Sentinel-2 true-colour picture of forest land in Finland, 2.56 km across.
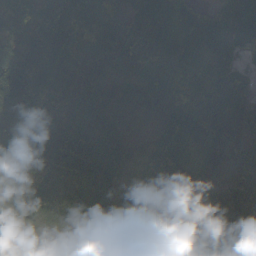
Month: October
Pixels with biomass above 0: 96%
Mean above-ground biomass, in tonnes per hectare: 111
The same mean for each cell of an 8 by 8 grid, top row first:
123 118 128 66 184 123 140 75
92 154 86 145 113 77 101 67
223 109 107 102 75 100 68 65
107 96 142 107 71 104 105 96
133 123 211 132 35 81 82 74
119 127 157 126 65 109 114 91
93 104 168 191 163 146 124 105
38 12 102 165 141 187 101 31
